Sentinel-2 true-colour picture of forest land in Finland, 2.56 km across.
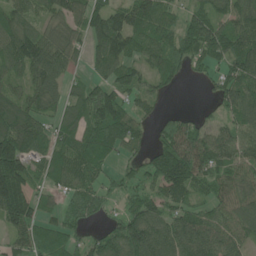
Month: June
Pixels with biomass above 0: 82%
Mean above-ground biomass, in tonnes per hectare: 89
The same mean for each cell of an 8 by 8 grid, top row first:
89 72 89 115 125 45 90 87
132 99 59 144 87 97 94 95
66 92 35 83 64 54 36 103
123 69 90 149 42 20 27 99
140 73 102 100 36 122 102 105
182 65 100 37 68 180 94 92
163 39 82 30 103 76 60 107
69 90 42 91 148 125 116 82
